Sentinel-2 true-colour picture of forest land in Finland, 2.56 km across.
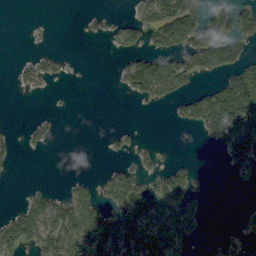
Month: September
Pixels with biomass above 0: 36%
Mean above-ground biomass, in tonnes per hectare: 37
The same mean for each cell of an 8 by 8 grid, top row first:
0 0 7 9 44 118 63 73
0 7 0 12 45 63 94 45
13 22 2 7 121 88 20 95
0 4 0 0 2 23 108 149
15 17 0 8 7 1 12 106
2 0 9 32 37 68 3 16
19 63 68 45 75 68 12 4
58 50 80 68 76 66 7 18
